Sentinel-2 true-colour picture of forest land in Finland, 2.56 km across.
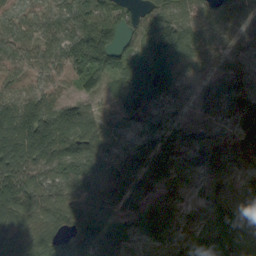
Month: August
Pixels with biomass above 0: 93%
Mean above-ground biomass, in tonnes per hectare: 75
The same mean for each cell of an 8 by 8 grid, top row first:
43 51 74 84 67 68 80 69
66 65 109 125 58 101 64 55
63 57 58 44 107 63 62 70
105 93 74 50 90 37 57 65
125 128 95 34 60 63 81 73
109 67 83 69 91 31 71 55
145 126 106 93 89 61 65 84
64 66 75 72 35 50 83 81
